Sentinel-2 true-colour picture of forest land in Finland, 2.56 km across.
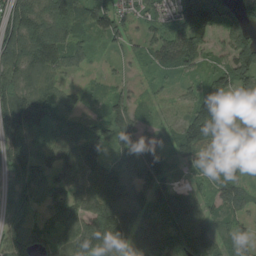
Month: August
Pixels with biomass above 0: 91%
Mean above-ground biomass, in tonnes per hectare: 100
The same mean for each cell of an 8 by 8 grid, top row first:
156 163 106 119 72 128 209 85
181 163 71 36 50 120 59 144
142 85 18 26 23 38 64 110
188 145 53 62 36 18 114 57
121 138 112 61 72 69 107 78
116 86 118 161 130 33 64 70
122 88 91 126 111 134 78 78
145 123 134 130 127 136 154 73
